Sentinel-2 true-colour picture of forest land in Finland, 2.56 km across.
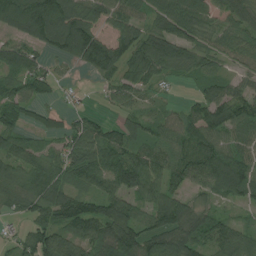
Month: July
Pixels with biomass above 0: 84%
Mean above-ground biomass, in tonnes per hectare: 77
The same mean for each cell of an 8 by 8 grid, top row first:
149 194 103 72 63 96 48 72
56 71 159 100 112 94 54 76
71 58 6 54 73 23 51 43
61 29 26 21 39 37 92 78
61 39 95 107 63 73 94 63
75 106 89 98 109 74 126 124
48 92 93 100 55 92 38 33
36 112 92 121 101 93 69 63
